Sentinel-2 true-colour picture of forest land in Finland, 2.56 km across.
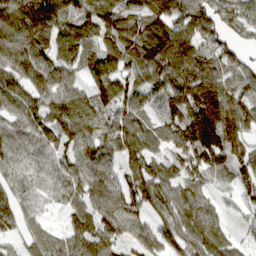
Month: March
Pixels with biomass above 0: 92%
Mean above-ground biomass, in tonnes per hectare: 93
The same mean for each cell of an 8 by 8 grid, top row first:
129 174 113 128 125 136 120 87
111 93 88 102 133 159 95 62
75 103 55 116 85 122 135 101
71 101 119 94 70 91 160 139
69 73 126 91 107 93 164 103
55 29 98 65 123 101 80 83
65 13 61 86 83 88 67 44
39 58 32 79 81 77 93 37
